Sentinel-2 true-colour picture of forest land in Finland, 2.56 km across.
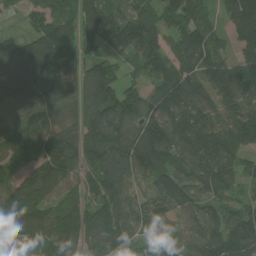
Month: July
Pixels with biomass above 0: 92%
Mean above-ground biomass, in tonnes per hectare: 118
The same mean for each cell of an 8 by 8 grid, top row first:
19 100 117 120 100 108 69 161
98 170 127 79 144 88 142 95
166 172 118 104 69 154 134 141
91 123 96 134 139 140 110 123
105 136 132 136 145 137 147 121
89 156 102 138 84 125 136 87
159 105 97 149 99 100 93 103
108 115 115 145 66 90 144 168
